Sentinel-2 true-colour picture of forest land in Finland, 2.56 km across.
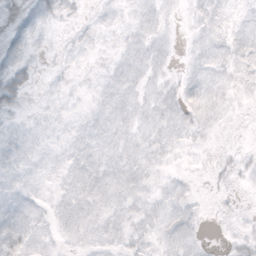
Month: October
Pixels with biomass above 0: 69%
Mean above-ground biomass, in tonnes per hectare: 6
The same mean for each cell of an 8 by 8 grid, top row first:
4 8 3 4 7 2 8 5
8 2 3 3 8 3 8 8
13 2 2 7 7 5 9 7
6 3 3 8 8 9 9 2
7 5 7 8 7 6 3 1
6 5 9 9 7 3 2 4
9 5 10 8 6 7 1 1
11 6 7 6 6 9 1 4
